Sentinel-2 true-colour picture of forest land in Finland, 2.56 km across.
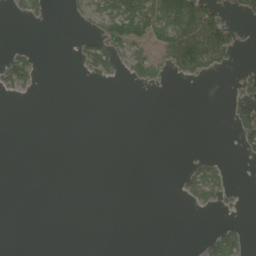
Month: May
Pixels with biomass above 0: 19%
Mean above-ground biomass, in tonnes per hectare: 21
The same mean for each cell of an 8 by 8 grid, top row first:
15 14 18 90 97 118 105 25
23 0 28 79 45 105 112 35
71 0 5 18 48 13 12 19
0 0 0 0 0 0 0 42
0 0 0 0 0 0 1 20
0 0 0 0 0 8 85 0
0 0 0 0 0 1 21 8
0 0 0 0 0 0 29 46
